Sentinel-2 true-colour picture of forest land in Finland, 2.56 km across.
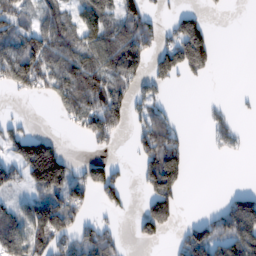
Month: February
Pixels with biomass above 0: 50%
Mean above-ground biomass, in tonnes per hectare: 77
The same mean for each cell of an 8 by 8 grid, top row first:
85 66 73 96 105 56 26 0
99 132 105 146 118 150 116 0
133 106 111 102 66 46 16 0
3 9 118 124 64 12 23 7
104 89 9 40 104 89 20 23
72 245 82 94 90 138 0 0
60 139 80 47 62 80 14 131
131 137 93 65 47 39 133 131
